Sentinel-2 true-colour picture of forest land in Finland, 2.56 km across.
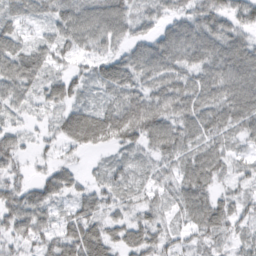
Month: February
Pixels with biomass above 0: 89%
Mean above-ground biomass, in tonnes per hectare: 52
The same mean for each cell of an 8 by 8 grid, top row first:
45 42 76 82 41 40 62 60
56 56 49 42 53 72 74 63
86 50 39 71 60 62 64 74
29 27 56 68 100 70 65 75
38 21 53 47 48 68 61 29
38 38 20 33 27 46 66 35
73 46 43 33 36 37 72 40
50 52 89 52 52 33 33 28
